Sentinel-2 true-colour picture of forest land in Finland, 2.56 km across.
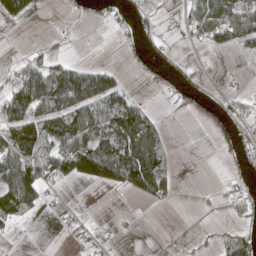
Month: April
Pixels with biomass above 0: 42%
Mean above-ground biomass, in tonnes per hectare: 48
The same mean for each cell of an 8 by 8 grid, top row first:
54 0 11 30 29 13 98 80
3 14 2 1 37 15 32 35
58 113 120 59 15 34 12 8
87 92 95 107 57 17 40 37
137 95 106 114 125 11 3 48
158 86 85 108 147 37 0 33
105 23 13 4 10 8 13 58
8 0 19 8 1 7 9 70
